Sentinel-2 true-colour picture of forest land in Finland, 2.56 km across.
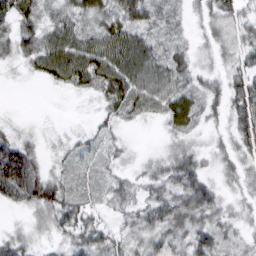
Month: March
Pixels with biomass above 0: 82%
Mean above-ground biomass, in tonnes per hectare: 33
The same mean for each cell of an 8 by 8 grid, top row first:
55 28 45 45 40 16 27 38
40 54 62 64 49 21 16 30
4 29 48 61 58 39 21 33
3 2 2 30 36 55 25 44
44 9 19 16 2 23 15 37
111 32 22 20 19 44 24 24
21 42 38 16 31 52 50 15
27 14 38 30 35 37 41 17
